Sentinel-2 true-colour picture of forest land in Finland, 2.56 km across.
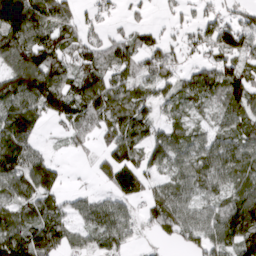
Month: March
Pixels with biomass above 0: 76%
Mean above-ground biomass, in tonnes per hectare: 76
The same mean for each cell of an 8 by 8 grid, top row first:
181 117 37 18 14 20 35 47
125 121 67 69 68 48 65 93
122 123 90 80 62 54 90 92
97 85 88 98 73 46 38 86
117 12 36 76 85 82 75 95
120 101 2 85 72 72 98 87
81 77 44 69 36 94 61 155
106 123 44 65 12 36 82 142
